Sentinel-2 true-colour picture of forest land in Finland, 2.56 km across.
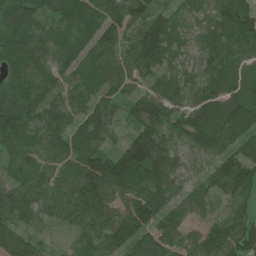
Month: July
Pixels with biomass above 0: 97%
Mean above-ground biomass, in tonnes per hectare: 96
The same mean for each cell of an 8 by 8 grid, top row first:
148 80 98 118 104 59 71 121
119 89 69 87 138 77 91 54
98 73 48 76 70 97 97 86
126 75 71 65 137 97 145 125
67 66 88 49 170 77 96 104
52 70 120 180 137 85 78 135
106 61 105 95 140 83 57 55
115 39 75 118 143 98 103 140
